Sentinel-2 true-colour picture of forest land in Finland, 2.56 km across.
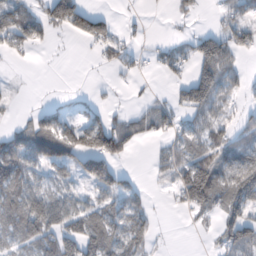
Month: February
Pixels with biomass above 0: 54%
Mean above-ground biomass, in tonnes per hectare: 56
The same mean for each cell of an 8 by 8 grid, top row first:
97 90 108 26 6 26 6 44
56 20 7 43 13 23 91 56
3 0 0 7 9 29 120 37
9 36 20 32 37 54 76 26
78 125 107 122 18 43 74 60
99 44 63 92 7 65 140 116
81 114 63 66 54 18 73 88
64 86 123 94 65 1 10 114
